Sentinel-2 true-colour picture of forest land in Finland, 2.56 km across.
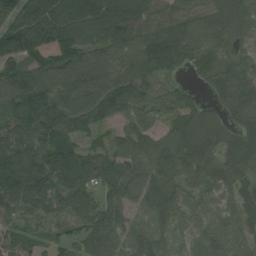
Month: August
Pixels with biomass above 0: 95%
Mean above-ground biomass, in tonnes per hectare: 105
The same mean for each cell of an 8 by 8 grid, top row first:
112 138 142 150 94 91 104 107
109 95 126 98 120 105 125 79
91 94 108 103 102 40 114 137
100 97 126 99 95 99 88 135
87 84 63 82 153 163 139 120
120 109 118 103 155 127 117 125
58 72 98 90 82 110 124 122
76 50 78 91 83 56 133 136
